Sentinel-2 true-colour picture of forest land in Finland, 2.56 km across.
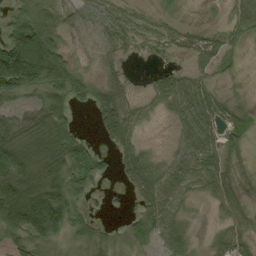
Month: September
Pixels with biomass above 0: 75%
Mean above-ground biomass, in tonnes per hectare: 43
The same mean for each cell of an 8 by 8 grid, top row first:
41 63 31 39 20 11 5 51
109 98 19 21 20 21 29 19
133 91 48 20 7 43 23 5
45 91 15 70 18 29 51 17
98 102 57 37 18 19 45 24
114 82 46 21 73 39 45 21
125 115 27 5 41 33 9 31
39 41 32 20 23 43 11 43
